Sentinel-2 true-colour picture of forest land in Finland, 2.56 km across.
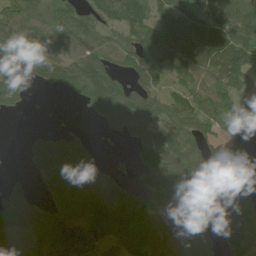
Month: June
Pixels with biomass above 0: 77%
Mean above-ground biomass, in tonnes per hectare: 81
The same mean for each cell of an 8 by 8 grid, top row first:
87 96 61 65 91 95 89 86
138 64 81 69 120 117 112 93
128 77 109 86 67 52 76 67
22 6 12 121 99 96 80 72
2 98 54 10 91 113 62 48
8 88 90 59 71 128 105 73
91 79 101 160 142 57 65 101
72 91 69 80 114 80 69 85
